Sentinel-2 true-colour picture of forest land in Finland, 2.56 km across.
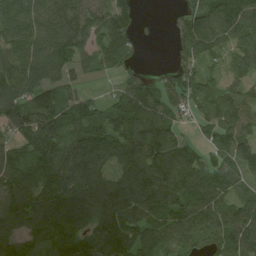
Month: August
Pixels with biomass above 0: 86%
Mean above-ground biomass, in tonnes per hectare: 111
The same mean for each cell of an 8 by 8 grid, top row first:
105 124 113 113 10 37 116 141
100 119 88 96 13 62 107 118
125 93 38 26 73 93 64 91
128 159 117 87 170 76 91 131
74 183 140 150 138 90 49 132
133 148 145 96 143 144 107 85
142 172 160 159 133 123 122 97
113 153 135 167 125 107 88 127
